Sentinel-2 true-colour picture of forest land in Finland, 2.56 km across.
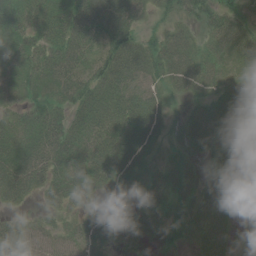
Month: June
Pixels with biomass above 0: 89%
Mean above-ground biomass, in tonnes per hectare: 41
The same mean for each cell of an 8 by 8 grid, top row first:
39 48 70 79 26 37 39 38
29 41 59 56 52 56 27 54
33 48 50 60 52 47 40 35
31 45 45 57 60 11 34 39
55 61 46 56 47 12 35 45
68 46 45 45 22 34 29 30
19 26 31 33 26 33 46 27
58 44 37 29 20 21 43 36
